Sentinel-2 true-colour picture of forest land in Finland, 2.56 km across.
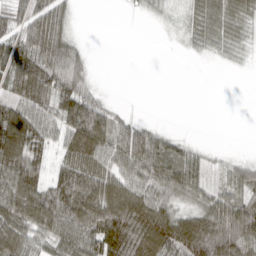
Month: March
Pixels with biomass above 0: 71%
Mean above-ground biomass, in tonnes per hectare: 58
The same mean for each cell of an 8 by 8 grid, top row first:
58 80 3 0 6 8 52 50
78 93 25 0 0 2 19 18
81 71 62 0 0 0 0 0
103 60 113 41 2 0 0 0
108 53 114 83 97 34 6 0
101 57 99 79 84 87 39 51
102 108 112 115 112 59 84 87
92 64 88 108 120 119 130 120
